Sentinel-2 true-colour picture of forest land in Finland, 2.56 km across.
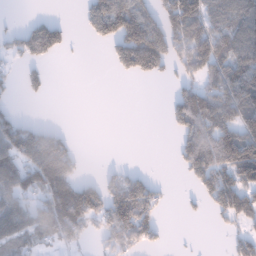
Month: January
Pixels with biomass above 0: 50%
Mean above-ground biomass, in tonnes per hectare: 76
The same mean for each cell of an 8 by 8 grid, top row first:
3 18 22 172 107 144 101 95
57 119 3 59 222 113 160 122
28 28 0 4 37 41 94 147
29 0 0 0 0 77 158 143
134 110 11 0 0 41 138 171
117 166 48 37 39 8 125 117
102 119 180 161 135 5 47 143
73 39 62 87 89 3 0 65
